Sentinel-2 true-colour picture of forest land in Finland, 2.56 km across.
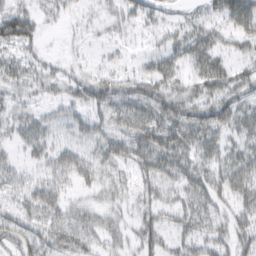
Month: March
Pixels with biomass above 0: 69%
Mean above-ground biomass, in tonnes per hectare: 35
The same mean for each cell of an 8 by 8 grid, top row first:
57 13 14 22 28 11 26 74
36 6 7 14 12 31 33 29
32 29 31 39 38 35 41 38
27 19 27 47 45 45 48 44
21 33 30 43 49 54 41 32
35 39 46 38 31 42 49 51
32 59 26 23 25 35 40 42
43 45 55 25 40 32 47 39
